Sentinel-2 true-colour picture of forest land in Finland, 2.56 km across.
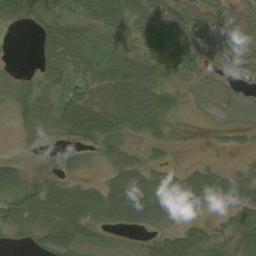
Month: September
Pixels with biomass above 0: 74%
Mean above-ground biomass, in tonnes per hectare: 36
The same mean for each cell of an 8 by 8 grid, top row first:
45 36 43 35 48 58 36 21
0 45 55 35 38 67 41 26
15 38 48 65 61 19 11 24
30 49 90 75 72 20 7 9
4 9 35 45 20 12 2 8
37 15 15 27 34 30 43 31
53 59 54 54 62 46 26 52
13 36 39 8 16 56 49 60
